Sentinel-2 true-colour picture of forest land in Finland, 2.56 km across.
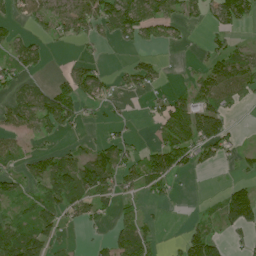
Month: July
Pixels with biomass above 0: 51%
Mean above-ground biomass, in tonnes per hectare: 44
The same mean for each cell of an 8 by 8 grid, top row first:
25 52 78 88 73 42 29 67
52 19 11 8 20 12 25 27
41 14 78 25 56 2 72 82
54 93 40 13 9 77 93 6
27 12 14 47 19 85 85 17
33 72 116 86 77 43 4 17
30 50 49 32 18 3 11 113
89 62 5 38 50 11 93 22
